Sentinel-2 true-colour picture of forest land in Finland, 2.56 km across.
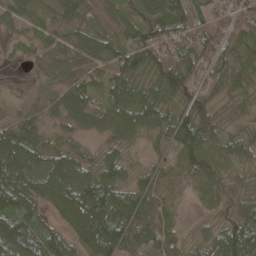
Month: May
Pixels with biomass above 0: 93%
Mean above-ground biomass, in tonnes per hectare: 63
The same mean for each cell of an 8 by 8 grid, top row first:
37 30 57 50 73 102 55 78
20 43 67 63 91 83 88 65
4 32 66 67 82 98 60 62
27 39 63 65 79 63 54 35
95 44 28 41 31 78 78 56
92 76 80 69 47 64 79 36
89 41 103 101 82 37 38 56
112 65 65 121 77 47 45 98
